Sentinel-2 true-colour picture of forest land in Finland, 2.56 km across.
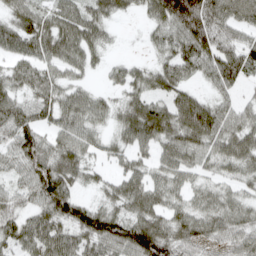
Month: April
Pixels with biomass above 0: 85%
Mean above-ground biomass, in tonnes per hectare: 65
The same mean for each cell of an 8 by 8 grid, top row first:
63 60 63 41 28 119 108 63
57 73 69 14 15 73 97 83
57 66 29 23 48 64 44 64
83 70 75 41 90 87 89 56
81 58 65 37 67 80 66 73
43 100 45 37 61 56 34 44
51 83 84 58 76 50 61 58
72 97 73 105 143 84 58 71
